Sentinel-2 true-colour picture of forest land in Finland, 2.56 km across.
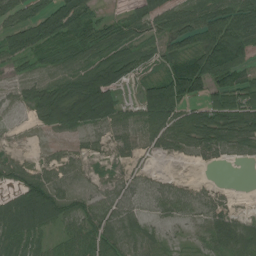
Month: July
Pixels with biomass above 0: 80%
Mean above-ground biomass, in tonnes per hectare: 56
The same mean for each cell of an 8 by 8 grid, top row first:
60 93 87 24 58 78 85 94
83 78 82 80 40 67 120 105
25 46 79 85 51 117 96 63
10 85 111 72 77 109 88 98
8 9 13 27 32 50 68 45
35 34 15 16 12 9 2 0
68 104 60 52 21 37 30 9
60 35 64 65 45 11 43 75
